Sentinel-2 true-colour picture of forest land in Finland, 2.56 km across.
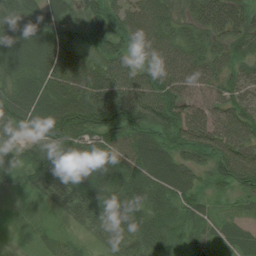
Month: August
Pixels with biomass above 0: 97%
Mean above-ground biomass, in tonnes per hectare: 67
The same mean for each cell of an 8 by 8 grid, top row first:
64 58 50 68 90 50 91 72
71 90 50 63 69 73 59 52
61 80 83 79 69 75 57 50
96 91 108 95 95 73 56 66
50 94 81 74 77 61 66 74
57 101 113 88 83 79 48 83
21 37 84 86 84 77 33 22
10 27 26 51 75 64 37 38
